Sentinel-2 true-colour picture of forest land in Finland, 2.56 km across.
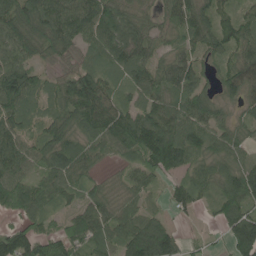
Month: June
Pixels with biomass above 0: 90%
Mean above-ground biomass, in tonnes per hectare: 81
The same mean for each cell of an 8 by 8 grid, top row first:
111 133 115 115 64 79 87 60
93 87 69 92 79 49 76 84
121 42 132 56 83 82 41 106
96 49 117 115 84 80 89 38
86 89 81 82 140 120 78 62
84 74 69 21 62 46 67 106
73 48 62 65 46 38 22 101
115 77 79 74 157 73 18 141
